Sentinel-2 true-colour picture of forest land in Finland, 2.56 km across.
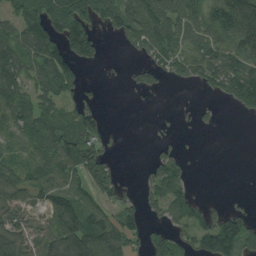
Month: August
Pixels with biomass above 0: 62%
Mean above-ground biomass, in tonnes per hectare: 64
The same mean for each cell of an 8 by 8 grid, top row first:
63 120 139 96 109 81 95 154
99 102 131 2 55 68 79 91
88 93 45 2 36 27 63 116
84 72 81 1 1 5 11 23
43 95 104 14 0 17 0 0
64 68 55 54 23 72 0 0
75 65 75 62 56 71 34 32
98 88 142 99 55 73 97 138
